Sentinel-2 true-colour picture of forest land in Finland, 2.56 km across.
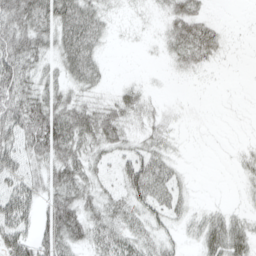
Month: April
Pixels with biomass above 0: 70%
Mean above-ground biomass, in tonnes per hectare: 35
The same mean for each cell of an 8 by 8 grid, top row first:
67 57 62 11 4 36 18 0
75 34 59 4 4 34 42 2
80 32 36 6 6 4 2 0
77 84 54 40 25 7 1 2
53 87 50 39 27 10 1 7
54 42 52 21 79 26 0 13
84 46 49 40 47 27 16 11
80 56 37 53 39 21 46 50
